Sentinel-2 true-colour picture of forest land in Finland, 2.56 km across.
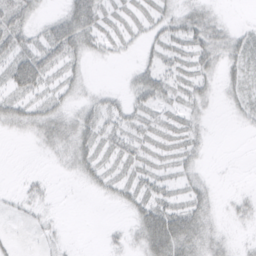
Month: March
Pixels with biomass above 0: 62%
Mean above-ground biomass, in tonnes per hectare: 16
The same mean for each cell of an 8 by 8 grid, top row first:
32 10 36 19 19 19 18 0
29 33 28 13 11 21 29 20
32 23 14 0 23 23 16 17
24 24 19 19 21 18 9 11
1 20 29 22 22 23 7 0
1 4 13 18 22 17 6 0
6 6 0 4 26 26 17 9
5 9 0 6 27 43 24 3
